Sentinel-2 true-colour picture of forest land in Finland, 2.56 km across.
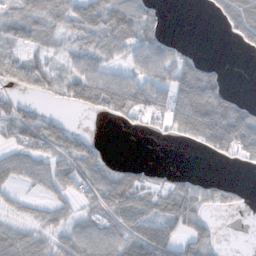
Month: November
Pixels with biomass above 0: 61%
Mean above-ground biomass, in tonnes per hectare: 58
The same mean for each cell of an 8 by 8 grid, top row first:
58 75 84 141 80 0 5 84
37 41 58 80 83 36 0 16
62 74 92 89 91 101 91 0
61 21 29 81 83 116 160 89
58 70 54 2 0 10 68 115
52 71 73 59 31 21 15 3
28 41 31 86 60 81 42 19
69 40 80 76 140 75 31 0
